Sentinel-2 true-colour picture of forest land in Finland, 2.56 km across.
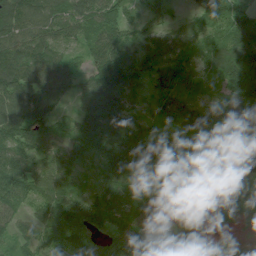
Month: July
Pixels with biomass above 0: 95%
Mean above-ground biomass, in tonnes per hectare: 98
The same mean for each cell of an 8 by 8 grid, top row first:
137 115 120 102 46 36 109 101
126 99 68 128 87 90 96 144
145 103 64 157 96 102 71 158
133 102 75 132 47 91 73 80
109 85 134 145 132 28 31 17
127 100 72 119 80 27 63 81
70 96 142 126 108 67 102 81
83 86 158 135 235 91 72 63
